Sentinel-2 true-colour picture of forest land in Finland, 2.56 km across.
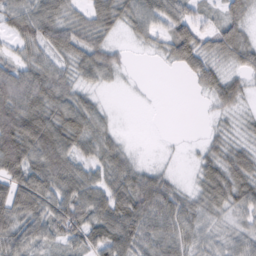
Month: February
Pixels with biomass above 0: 81%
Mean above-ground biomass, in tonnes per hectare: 51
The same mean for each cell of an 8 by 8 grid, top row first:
58 67 41 65 61 66 26 43
33 58 65 35 16 72 39 66
80 67 41 20 1 2 46 33
92 70 70 11 0 0 11 26
114 99 57 44 1 2 26 35
80 92 62 58 47 14 51 72
82 76 78 76 76 70 53 47
74 54 54 72 61 64 42 42
